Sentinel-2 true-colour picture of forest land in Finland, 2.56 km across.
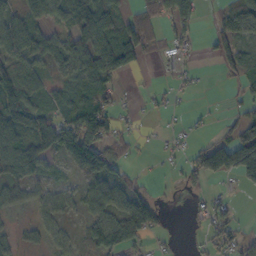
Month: October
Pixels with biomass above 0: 61%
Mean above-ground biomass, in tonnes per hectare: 48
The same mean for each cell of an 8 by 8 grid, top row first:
43 66 77 71 46 88 10 58
66 55 74 99 57 31 17 65
106 39 54 40 3 19 3 41
94 66 85 73 11 8 7 27
75 82 131 64 11 17 39 101
65 33 27 56 13 10 74 79
32 40 32 69 67 1 37 13
28 38 35 94 34 9 35 42
